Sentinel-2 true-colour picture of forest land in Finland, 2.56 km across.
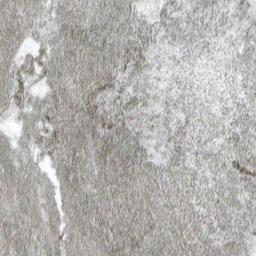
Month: April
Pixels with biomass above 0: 98%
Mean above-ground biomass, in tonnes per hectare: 72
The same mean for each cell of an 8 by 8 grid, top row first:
88 62 83 87 52 56 60 50
68 64 93 89 72 42 35 47
77 59 87 102 58 38 29 41
54 78 105 96 65 48 44 50
65 69 97 104 70 55 54 61
92 59 93 101 83 65 58 72
94 70 100 95 91 74 70 63
94 77 84 115 91 83 73 64
